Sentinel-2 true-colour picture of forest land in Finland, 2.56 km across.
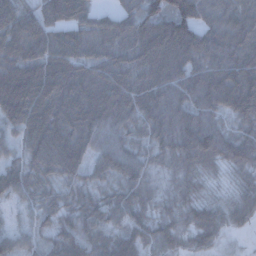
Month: December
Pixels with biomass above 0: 96%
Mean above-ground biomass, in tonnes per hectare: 86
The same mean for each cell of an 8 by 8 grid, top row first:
94 89 81 60 118 136 93 102
92 94 93 103 124 137 126 113
123 129 110 113 104 76 122 132
109 118 122 113 104 111 93 98
37 125 100 90 57 112 111 95
65 76 63 72 63 47 35 38
26 58 66 71 58 49 49 56
60 49 77 71 71 57 50 8
